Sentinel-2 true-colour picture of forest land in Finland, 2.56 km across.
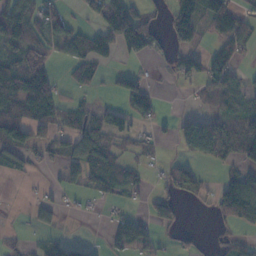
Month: November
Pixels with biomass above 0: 50%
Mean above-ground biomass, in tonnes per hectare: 41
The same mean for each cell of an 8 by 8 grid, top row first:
103 53 7 87 43 86 76 40
62 38 52 44 50 44 22 34
90 63 40 23 32 19 53 25
69 62 38 48 41 5 25 53
72 45 55 44 24 25 97 76
18 6 46 70 18 43 11 66
0 37 7 9 18 31 15 112
12 15 18 27 40 13 5 26
